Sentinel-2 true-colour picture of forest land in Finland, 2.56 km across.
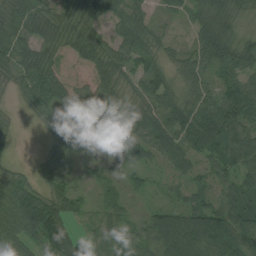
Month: August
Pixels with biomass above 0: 87%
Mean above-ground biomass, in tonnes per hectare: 56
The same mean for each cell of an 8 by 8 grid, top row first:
60 45 33 40 27 25 57 27
66 45 42 41 49 20 76 51
38 83 12 48 79 28 49 61
6 46 54 59 44 75 67 101
8 28 56 32 54 75 92 78
35 39 20 26 30 29 36 71
131 117 23 41 21 55 81 79
83 87 28 55 65 163 156 104
